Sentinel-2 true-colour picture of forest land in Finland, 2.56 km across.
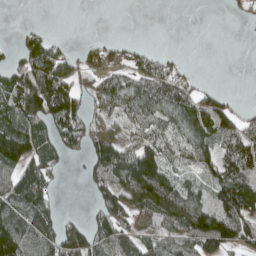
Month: April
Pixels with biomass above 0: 60%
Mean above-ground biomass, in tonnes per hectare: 69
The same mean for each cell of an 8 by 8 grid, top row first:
0 0 0 0 0 0 0 8
33 100 12 22 18 2 0 0
97 143 53 61 76 62 2 0
126 129 76 55 85 84 99 33
183 76 61 101 85 78 81 87
90 57 20 104 206 80 51 67
114 68 3 118 92 123 126 162
157 95 97 92 50 88 138 107
